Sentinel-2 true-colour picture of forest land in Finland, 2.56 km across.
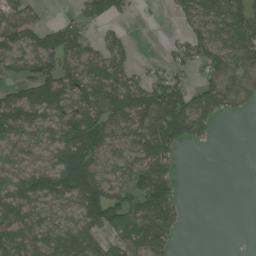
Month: July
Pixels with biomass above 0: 67%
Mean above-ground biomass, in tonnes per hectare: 76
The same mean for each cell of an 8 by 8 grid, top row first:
76 11 49 57 5 38 114 138
85 108 92 83 0 42 100 131
72 111 97 112 59 72 69 102
120 100 97 106 141 154 111 36
62 58 113 76 92 78 16 0
50 79 137 70 136 52 0 0
87 60 92 151 129 70 0 0
111 102 130 65 101 36 0 0
